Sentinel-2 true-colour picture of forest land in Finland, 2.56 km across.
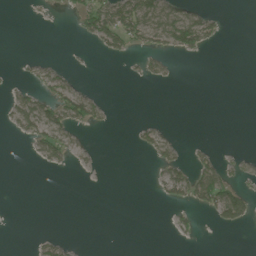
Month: June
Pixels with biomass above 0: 21%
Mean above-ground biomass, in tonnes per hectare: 17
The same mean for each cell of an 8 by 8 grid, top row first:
0 2 36 80 84 60 30 0
0 0 2 35 32 51 20 0
5 35 6 0 13 4 0 0
46 61 61 4 0 0 0 0
2 56 17 0 22 21 5 1
0 1 2 0 1 44 64 25
0 0 0 0 0 16 42 77
0 18 2 0 0 4 0 0
